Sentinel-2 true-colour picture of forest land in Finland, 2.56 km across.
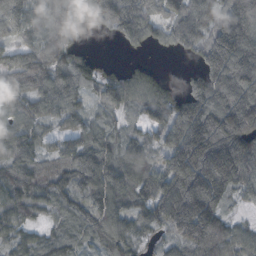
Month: October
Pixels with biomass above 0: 90%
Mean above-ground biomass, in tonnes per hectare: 117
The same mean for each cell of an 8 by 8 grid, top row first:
120 109 161 141 132 117 101 186
87 114 41 4 51 62 144 195
120 155 108 78 71 16 132 176
95 93 71 70 67 145 195 251
142 63 104 98 103 149 224 223
126 97 129 119 137 184 224 164
101 59 92 109 113 203 177 26
61 67 56 108 61 97 150 89
